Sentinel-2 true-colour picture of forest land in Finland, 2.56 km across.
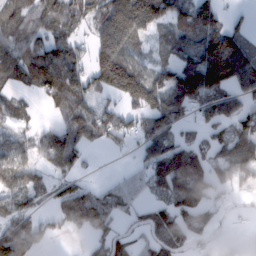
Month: February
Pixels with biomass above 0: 71%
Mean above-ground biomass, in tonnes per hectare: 82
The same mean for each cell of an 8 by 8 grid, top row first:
82 88 76 138 140 89 117 16
103 107 55 142 37 69 156 121
59 116 99 146 115 116 181 122
43 17 88 50 92 82 61 87
66 93 86 33 63 81 63 117
78 40 43 12 61 157 116 86
71 33 206 77 35 112 82 8
140 33 10 82 46 83 36 11
